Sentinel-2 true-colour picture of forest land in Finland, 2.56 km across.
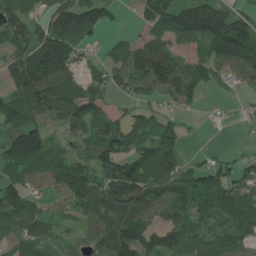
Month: June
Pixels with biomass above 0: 79%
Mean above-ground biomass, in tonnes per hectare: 79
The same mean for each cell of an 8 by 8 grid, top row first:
85 68 131 31 55 122 139 74
80 138 60 23 92 59 92 164
90 151 57 60 96 110 55 38
99 90 103 42 47 44 8 12
97 71 61 111 63 74 2 5
66 62 100 116 115 93 71 59
104 36 70 129 105 90 82 124
56 58 42 132 116 87 71 77
